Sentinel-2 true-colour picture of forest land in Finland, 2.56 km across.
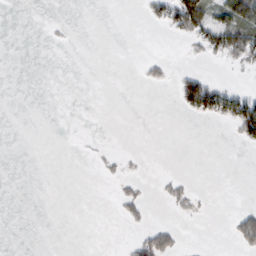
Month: February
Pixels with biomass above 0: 13%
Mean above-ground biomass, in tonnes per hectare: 10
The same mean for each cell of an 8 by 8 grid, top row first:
0 0 0 0 7 64 68 77
0 1 0 0 0 0 38 66
0 0 0 0 8 16 31 2
0 0 0 0 0 5 51 74
0 0 1 1 0 0 0 16
0 0 0 6 4 6 0 0
0 0 0 2 13 10 2 12
0 0 0 0 30 16 0 32
